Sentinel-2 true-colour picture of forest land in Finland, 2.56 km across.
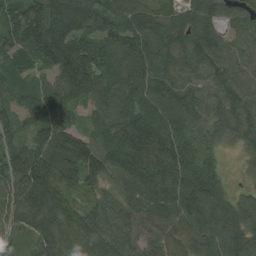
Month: August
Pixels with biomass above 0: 96%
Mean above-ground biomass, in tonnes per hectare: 92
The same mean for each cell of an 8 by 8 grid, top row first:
90 159 132 92 93 70 78 47
99 192 126 93 118 109 113 36
59 60 154 113 107 91 55 64
59 90 35 85 113 104 63 93
66 98 103 99 166 127 37 55
110 124 106 70 114 138 104 15
91 103 68 71 88 117 116 81
26 92 85 87 63 65 88 95
